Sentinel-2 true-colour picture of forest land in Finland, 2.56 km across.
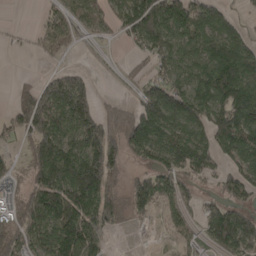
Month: April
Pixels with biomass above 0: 74%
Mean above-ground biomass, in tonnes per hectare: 112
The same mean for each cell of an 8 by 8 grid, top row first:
0 52 55 70 203 182 125 31
11 65 34 6 80 117 121 123
19 94 109 3 62 116 186 206
120 204 203 61 125 146 162 192
54 207 156 146 152 141 120 179
65 179 265 141 100 111 63 110
88 185 184 146 78 59 61 102
153 142 226 19 3 34 72 170
